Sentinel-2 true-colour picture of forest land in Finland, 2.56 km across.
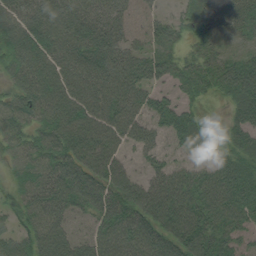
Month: August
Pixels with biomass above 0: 91%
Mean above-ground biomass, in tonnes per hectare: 57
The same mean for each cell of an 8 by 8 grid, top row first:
73 74 63 54 22 25 56 45
95 85 73 69 33 32 41 17
65 84 80 65 47 38 54 88
76 75 75 60 41 48 15 52
57 63 75 49 38 27 33 49
40 64 69 69 31 49 49 62
43 74 46 63 79 90 78 69
55 76 37 60 67 76 80 40
